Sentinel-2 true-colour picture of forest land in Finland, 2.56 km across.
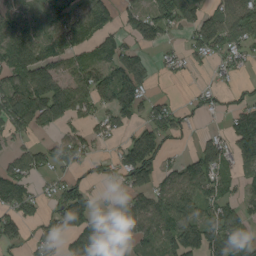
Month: August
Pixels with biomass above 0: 66%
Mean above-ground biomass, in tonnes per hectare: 87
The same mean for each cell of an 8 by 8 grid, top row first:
85 93 88 64 99 126 95 143
190 94 76 85 52 29 107 88
109 171 110 114 83 14 16 26
143 145 86 87 74 67 32 84
48 53 84 30 159 26 83 118
102 42 39 47 109 82 126 52
102 36 136 31 109 139 82 60
66 64 95 85 77 148 134 110
